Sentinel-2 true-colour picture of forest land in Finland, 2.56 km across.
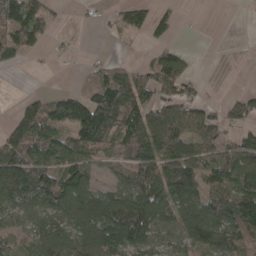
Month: April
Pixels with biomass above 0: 64%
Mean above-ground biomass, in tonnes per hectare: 69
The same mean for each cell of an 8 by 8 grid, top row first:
97 53 3 20 65 28 0 1
78 17 3 5 11 24 0 0
0 0 24 102 66 90 4 0
27 104 148 145 80 83 42 61
122 103 97 72 111 97 65 63
173 113 85 35 98 145 76 102
72 77 103 106 118 110 110 142
48 90 87 110 81 57 102 77
